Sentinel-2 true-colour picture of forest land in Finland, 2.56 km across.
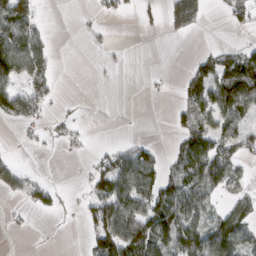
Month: March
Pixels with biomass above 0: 43%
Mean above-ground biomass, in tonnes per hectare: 42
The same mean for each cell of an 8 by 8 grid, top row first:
129 4 3 19 17 50 10 35
116 36 1 7 0 0 11 31
65 50 0 1 3 9 79 132
65 21 5 0 0 29 76 81
4 13 13 13 33 31 88 50
34 4 4 92 94 64 101 29
20 33 13 98 78 99 41 50
1 13 12 104 104 94 92 76
